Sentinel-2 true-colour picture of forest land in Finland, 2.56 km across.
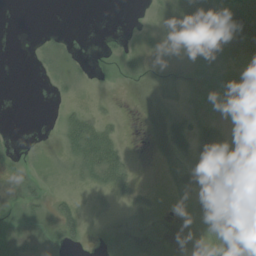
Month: July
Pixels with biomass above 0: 52%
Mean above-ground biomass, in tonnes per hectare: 16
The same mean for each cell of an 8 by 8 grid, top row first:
0 0 0 0 1 8 16 8
0 12 4 7 7 15 16 13
0 6 13 1 14 21 17 22
0 2 19 4 1 16 7 40
4 5 48 33 0 27 54 36
16 12 27 41 1 3 54 28
12 18 23 13 20 1 42 37
20 19 18 21 22 10 28 51
